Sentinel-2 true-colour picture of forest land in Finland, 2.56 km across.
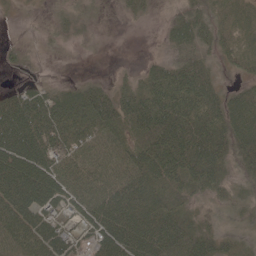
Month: May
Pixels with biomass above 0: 83%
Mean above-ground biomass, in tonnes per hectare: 49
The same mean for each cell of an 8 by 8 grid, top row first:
4 12 18 4 14 29 39 46
11 7 5 1 0 40 34 52
4 6 12 15 39 73 52 20
94 61 54 56 67 74 71 71
132 75 56 41 57 79 77 62
123 99 57 55 66 59 61 30
86 62 58 90 76 48 10 20
64 73 25 93 90 80 45 21
